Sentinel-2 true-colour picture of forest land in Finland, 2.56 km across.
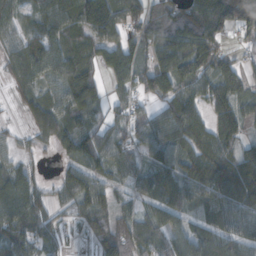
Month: October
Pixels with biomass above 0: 86%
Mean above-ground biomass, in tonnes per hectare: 87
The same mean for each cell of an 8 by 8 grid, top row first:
67 88 130 150 100 94 139 103
66 102 75 97 86 127 89 27
65 75 102 56 79 148 102 106
22 96 103 46 44 108 82 92
35 50 129 84 74 100 99 67
85 14 112 61 63 107 137 95
108 52 80 84 49 99 80 122
111 63 18 137 92 89 104 91
